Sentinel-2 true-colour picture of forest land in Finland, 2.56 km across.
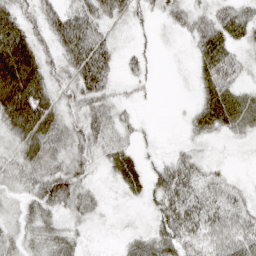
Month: April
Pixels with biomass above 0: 83%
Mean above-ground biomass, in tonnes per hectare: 40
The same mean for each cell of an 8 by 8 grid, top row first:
50 51 70 46 18 34 43 48
104 35 114 40 13 5 62 27
113 48 71 36 18 3 48 29
89 65 44 34 3 2 61 46
38 55 41 26 11 10 13 9
31 64 43 23 38 68 37 9
17 47 36 6 12 68 51 46
25 38 19 4 33 57 40 50
